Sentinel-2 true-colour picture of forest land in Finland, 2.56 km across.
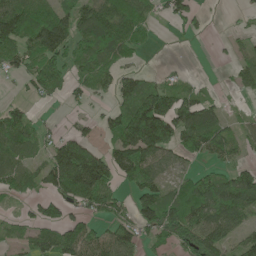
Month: June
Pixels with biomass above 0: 64%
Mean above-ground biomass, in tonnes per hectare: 71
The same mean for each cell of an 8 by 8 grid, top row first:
122 93 80 106 61 59 16 10
85 108 74 92 25 2 1 22
27 86 52 63 64 26 10 32
61 4 12 60 200 144 103 13
91 46 93 54 157 83 86 40
80 92 193 91 120 41 60 72
15 63 52 64 101 119 104 103
44 77 111 89 48 70 101 53
